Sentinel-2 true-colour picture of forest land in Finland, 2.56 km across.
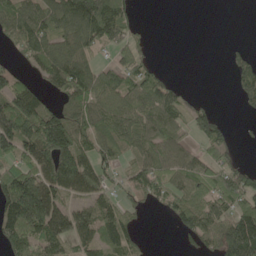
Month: May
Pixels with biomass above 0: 65%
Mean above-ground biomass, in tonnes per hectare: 75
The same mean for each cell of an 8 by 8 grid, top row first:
113 103 175 150 4 0 0 0
50 89 88 51 29 0 0 13
51 69 118 64 71 22 0 53
157 94 73 74 78 78 47 12
140 158 93 67 62 65 56 14
133 116 173 42 77 67 64 56
169 177 68 68 22 77 81 83
115 119 88 77 18 12 69 219
